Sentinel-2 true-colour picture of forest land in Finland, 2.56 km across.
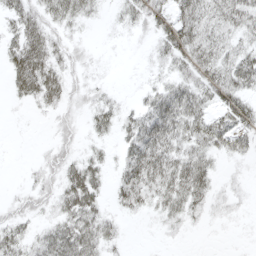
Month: April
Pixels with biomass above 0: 68%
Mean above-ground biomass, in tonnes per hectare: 24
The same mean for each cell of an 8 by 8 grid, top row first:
33 29 24 6 25 35 33 43
44 43 10 2 4 41 42 30
39 50 11 4 6 29 33 42
1 10 11 24 36 57 29 35
1 7 11 12 58 34 34 26
1 17 45 17 52 46 29 4
15 13 49 12 17 28 15 5
29 36 49 17 1 3 1 2
